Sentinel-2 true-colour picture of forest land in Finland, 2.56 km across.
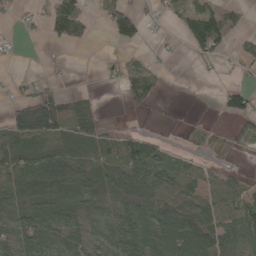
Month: May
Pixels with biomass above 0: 59%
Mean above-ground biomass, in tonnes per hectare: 49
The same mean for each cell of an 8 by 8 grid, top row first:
16 55 62 90 34 43 110 27
7 6 13 12 20 4 99 29
11 15 0 9 91 5 5 9
74 112 43 0 15 6 1 57
43 34 42 30 62 7 30 20
64 123 69 60 86 72 41 20
41 66 42 44 89 113 95 77
63 88 53 48 94 138 115 76
